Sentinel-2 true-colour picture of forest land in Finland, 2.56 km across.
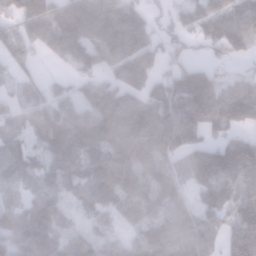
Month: January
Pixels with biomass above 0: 84%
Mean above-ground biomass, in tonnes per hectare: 88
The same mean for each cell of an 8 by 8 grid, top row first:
88 112 139 102 76 64 104 114
76 72 119 112 108 65 57 98
45 30 45 60 89 93 114 60
45 93 86 109 72 114 145 138
62 91 97 97 103 114 90 102
57 62 88 117 95 65 119 82
59 101 40 67 105 81 95 85
94 110 66 44 76 99 82 120
